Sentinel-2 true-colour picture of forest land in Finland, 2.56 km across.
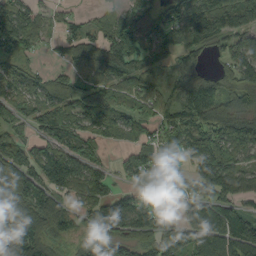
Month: September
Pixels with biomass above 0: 79%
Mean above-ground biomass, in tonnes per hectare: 104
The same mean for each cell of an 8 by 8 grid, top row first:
141 28 22 67 89 93 178 162
105 17 94 135 85 102 64 103
81 95 79 95 76 68 74 108
69 101 119 111 69 109 157 113
96 91 103 38 66 84 159 146
198 135 110 52 72 44 149 110
219 189 58 130 94 23 142 70
246 123 70 85 109 87 188 170
